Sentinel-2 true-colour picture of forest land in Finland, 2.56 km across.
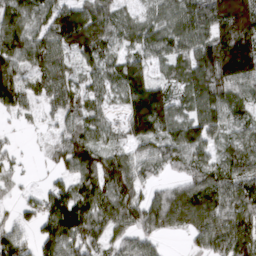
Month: March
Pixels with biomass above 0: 85%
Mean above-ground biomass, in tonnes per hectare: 91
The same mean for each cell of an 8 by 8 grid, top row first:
121 95 152 96 59 99 137 234
116 108 51 66 78 79 113 197
113 103 55 71 134 57 125 125
50 45 70 35 210 86 88 61
15 31 106 51 80 108 79 73
31 21 94 129 59 38 92 84
33 111 144 116 118 124 109 106
82 99 130 66 70 12 83 110
